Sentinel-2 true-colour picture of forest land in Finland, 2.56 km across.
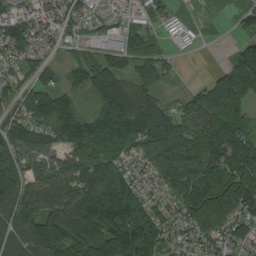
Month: August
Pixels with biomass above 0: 87%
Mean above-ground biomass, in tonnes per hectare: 123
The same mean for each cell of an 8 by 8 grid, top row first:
100 74 68 42 47 31 9 47
85 41 40 84 99 13 3 77
50 76 78 132 95 12 33 152
74 142 86 154 193 79 115 78
141 109 108 102 169 209 165 185
187 113 156 220 66 246 257 243
160 128 193 260 177 103 325 195
132 216 145 248 226 61 97 104
